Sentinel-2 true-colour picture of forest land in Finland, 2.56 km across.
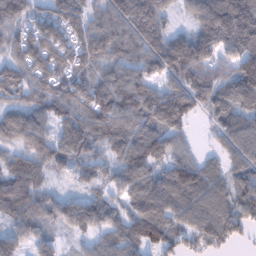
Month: January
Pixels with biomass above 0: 90%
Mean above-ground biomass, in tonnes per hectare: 106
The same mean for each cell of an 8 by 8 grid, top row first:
95 66 95 106 144 44 192 265
67 95 95 107 123 180 157 183
101 93 75 108 102 122 121 163
81 104 99 124 136 175 77 126
73 126 136 99 150 74 18 125
92 50 58 73 121 133 104 96
108 83 116 76 102 114 123 116
95 60 37 84 82 86 106 37
